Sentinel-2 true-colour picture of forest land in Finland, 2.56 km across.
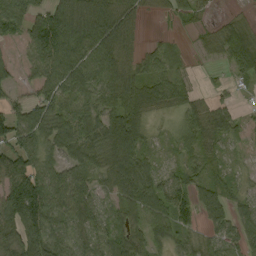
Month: September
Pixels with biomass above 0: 82%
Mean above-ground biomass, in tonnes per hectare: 57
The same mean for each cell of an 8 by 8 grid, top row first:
76 85 83 89 23 16 11 13
19 103 89 87 27 10 23 81
24 72 70 74 56 40 4 37
55 76 57 71 54 30 58 19
79 60 94 89 52 28 42 24
111 71 72 34 72 38 31 13
157 115 96 26 70 88 56 36
93 99 48 62 51 36 29 47
